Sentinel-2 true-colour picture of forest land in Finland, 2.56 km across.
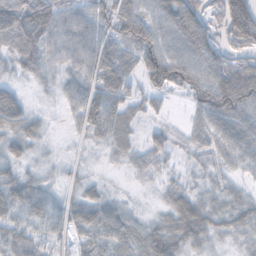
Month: October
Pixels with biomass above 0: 87%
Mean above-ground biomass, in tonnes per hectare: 46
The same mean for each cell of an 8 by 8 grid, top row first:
90 92 54 71 63 89 57 97
59 60 61 36 71 52 69 60
23 25 46 53 47 81 63 98
51 11 53 56 28 3 79 74
47 14 16 36 26 22 44 59
41 21 24 5 19 18 22 22
44 39 52 33 7 57 51 47
47 30 31 41 52 69 37 26
